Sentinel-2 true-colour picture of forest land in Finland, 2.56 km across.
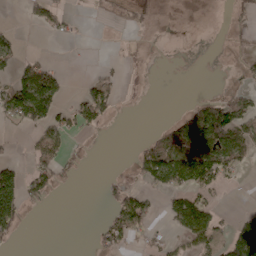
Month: April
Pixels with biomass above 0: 30%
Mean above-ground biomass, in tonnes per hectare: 33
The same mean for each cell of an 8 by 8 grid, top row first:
0 45 4 17 19 0 0 18
42 1 1 2 1 0 0 13
90 103 10 29 0 0 0 13
93 108 70 31 0 12 78 51
6 66 8 0 25 81 85 60
77 66 8 11 40 109 85 14
105 5 0 36 55 43 19 6
17 0 0 50 22 17 34 83
